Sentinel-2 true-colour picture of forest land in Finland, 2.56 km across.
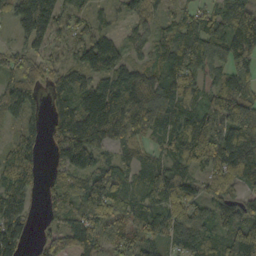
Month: October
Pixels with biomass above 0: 89%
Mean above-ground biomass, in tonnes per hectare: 86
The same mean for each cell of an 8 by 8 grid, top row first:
55 143 55 35 67 49 73 97
46 61 68 73 53 105 113 122
107 71 76 99 96 113 66 79
75 51 114 123 91 99 97 153
79 49 148 72 49 90 157 121
120 37 97 90 77 86 78 95
95 41 95 90 84 102 88 93
103 51 62 50 71 57 76 160
